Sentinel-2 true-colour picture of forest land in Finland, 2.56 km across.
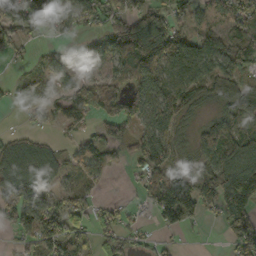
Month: October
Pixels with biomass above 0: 72%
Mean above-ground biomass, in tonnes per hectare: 69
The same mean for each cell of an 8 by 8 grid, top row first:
117 121 71 70 86 56 49 90
32 13 27 79 114 80 80 106
18 36 57 64 94 64 65 66
17 52 65 72 89 72 20 96
63 38 38 76 88 65 85 96
127 64 44 17 64 109 89 154
124 103 67 40 30 146 59 165
24 85 70 53 23 10 2 94
